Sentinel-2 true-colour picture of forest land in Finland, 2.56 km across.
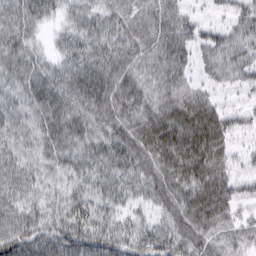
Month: March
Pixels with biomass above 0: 94%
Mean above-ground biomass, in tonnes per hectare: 46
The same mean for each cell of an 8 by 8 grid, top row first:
43 32 39 37 37 41 15 42
42 19 51 46 39 55 44 48
38 51 57 52 37 44 25 35
37 51 45 49 49 63 52 25
40 40 45 53 62 77 68 14
55 34 39 49 48 65 65 31
46 37 47 37 27 53 61 26
71 61 72 65 68 64 35 25
